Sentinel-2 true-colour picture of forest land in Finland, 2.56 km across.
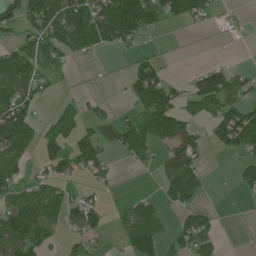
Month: June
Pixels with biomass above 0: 52%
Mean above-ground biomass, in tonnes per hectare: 51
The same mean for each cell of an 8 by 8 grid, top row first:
68 96 100 159 127 50 33 10
57 63 58 44 14 0 0 0
88 35 2 4 103 17 86 40
99 16 42 17 71 79 49 90
69 57 87 49 78 79 41 93
40 41 21 18 4 86 17 31
85 68 76 12 61 42 21 1
95 40 36 10 105 40 59 0
